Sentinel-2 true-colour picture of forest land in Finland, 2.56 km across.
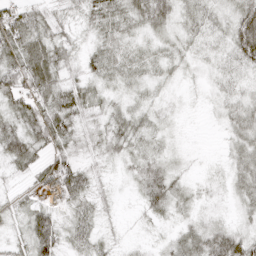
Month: April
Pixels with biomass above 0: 88%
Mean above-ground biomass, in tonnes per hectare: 26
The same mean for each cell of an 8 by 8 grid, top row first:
46 25 20 39 35 24 24 48
46 38 17 28 18 16 13 48
53 44 27 20 19 11 12 17
36 51 35 23 19 6 6 32
40 39 23 28 19 6 1 31
13 38 44 9 34 20 8 29
18 29 27 9 21 24 10 19
19 54 29 12 7 28 48 42
